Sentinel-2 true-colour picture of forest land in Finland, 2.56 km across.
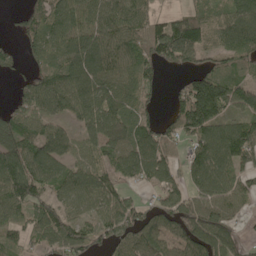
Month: May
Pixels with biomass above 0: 80%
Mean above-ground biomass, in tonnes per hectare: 90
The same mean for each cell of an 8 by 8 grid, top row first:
25 87 99 106 86 51 59 102
37 101 122 110 102 164 83 107
30 95 111 99 85 18 133 67
76 78 84 107 65 81 155 84
111 111 63 91 127 80 124 164
145 88 85 71 86 64 112 84
88 88 61 98 67 110 89 44
61 75 105 87 104 85 133 63
